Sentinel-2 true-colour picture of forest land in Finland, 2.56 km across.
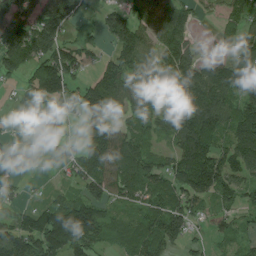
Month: July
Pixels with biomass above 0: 73%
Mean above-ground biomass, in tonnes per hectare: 88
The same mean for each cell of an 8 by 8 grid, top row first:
150 130 53 79 88 90 18 84
166 134 67 70 95 124 14 74
41 147 61 115 93 97 133 130
4 17 100 83 105 138 156 126
32 12 79 143 81 80 105 114
44 6 83 117 116 111 161 74
35 74 128 49 66 91 45 59
167 161 146 46 87 73 28 32
